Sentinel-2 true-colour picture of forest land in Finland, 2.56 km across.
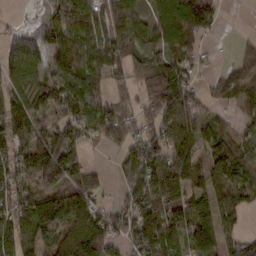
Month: February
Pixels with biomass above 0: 81%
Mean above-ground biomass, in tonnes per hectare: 97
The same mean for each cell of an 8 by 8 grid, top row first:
6 48 123 138 89 162 144 0
83 92 129 99 95 114 18 29
99 73 90 52 101 144 28 92
133 78 109 91 71 144 53 41
86 138 81 50 105 123 91 77
109 158 88 18 110 151 97 99
115 182 203 40 138 121 97 98
119 94 187 76 135 89 134 61
